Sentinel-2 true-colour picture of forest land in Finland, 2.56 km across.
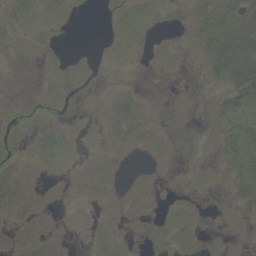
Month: September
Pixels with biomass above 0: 39%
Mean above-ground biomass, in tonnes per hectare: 7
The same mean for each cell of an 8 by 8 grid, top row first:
12 10 3 6 9 0 20 23
3 1 0 5 3 3 23 38
0 3 0 1 1 1 10 33
4 9 1 16 11 0 4 33
4 20 2 6 10 2 3 37
8 1 2 7 3 0 3 22
7 1 2 2 3 4 0 5
3 3 0 4 1 6 1 0
